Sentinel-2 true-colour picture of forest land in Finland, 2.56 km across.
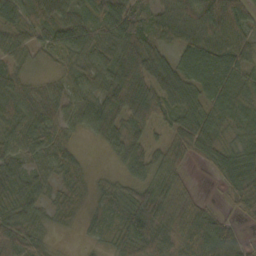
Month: October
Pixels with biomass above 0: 91%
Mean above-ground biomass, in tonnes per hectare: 54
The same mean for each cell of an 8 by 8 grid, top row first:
60 54 47 80 46 73 77 64
49 43 66 71 79 47 79 65
53 26 44 74 79 76 81 51
73 70 53 73 80 59 50 52
55 50 18 42 44 56 62 39
43 37 30 18 42 45 12 77
38 29 24 40 92 56 26 27
96 24 8 34 87 58 103 46
